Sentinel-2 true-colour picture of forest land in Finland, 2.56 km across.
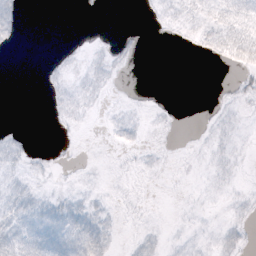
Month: October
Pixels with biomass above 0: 37%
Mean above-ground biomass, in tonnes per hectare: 3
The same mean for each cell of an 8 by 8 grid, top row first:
6 0 0 0 1 6 7 7
1 0 2 3 1 1 5 9
0 3 5 3 0 0 0 4
0 2 5 2 2 1 1 3
5 1 1 2 3 0 3 3
5 2 1 1 1 0 3 2
8 7 6 3 1 1 2 4
8 9 10 5 5 2 4 6
